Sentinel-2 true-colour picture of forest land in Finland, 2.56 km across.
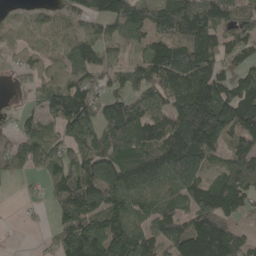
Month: May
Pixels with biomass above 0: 82%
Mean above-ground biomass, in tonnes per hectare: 107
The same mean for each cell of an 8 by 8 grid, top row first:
26 41 68 125 115 153 138 77
38 41 77 44 81 131 139 77
20 81 84 54 93 167 140 88
27 73 148 101 99 148 246 178
102 125 127 132 159 209 183 119
36 92 132 181 128 157 82 130
3 33 139 142 87 83 181 79
0 12 178 176 141 136 198 72
